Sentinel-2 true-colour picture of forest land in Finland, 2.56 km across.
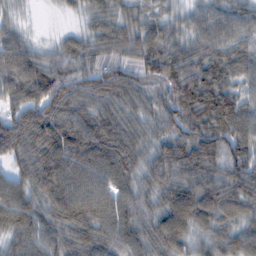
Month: February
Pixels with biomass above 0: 96%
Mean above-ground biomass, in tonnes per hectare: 80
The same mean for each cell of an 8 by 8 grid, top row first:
24 2 30 61 48 37 62 64
86 34 74 70 78 68 79 77
95 109 84 86 74 117 108 61
87 103 86 76 59 100 114 88
102 115 122 108 61 78 102 90
69 119 91 91 66 85 77 81
107 82 103 89 58 111 95 75
65 71 84 79 74 78 57 77
